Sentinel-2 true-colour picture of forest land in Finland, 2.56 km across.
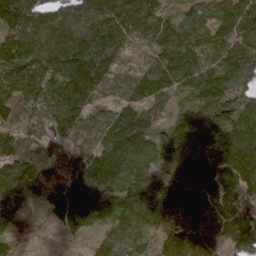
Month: April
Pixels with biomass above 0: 95%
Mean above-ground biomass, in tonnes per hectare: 129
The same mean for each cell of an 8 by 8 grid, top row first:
188 125 152 184 154 85 108 134
190 211 195 153 65 137 94 125
150 163 203 81 104 114 120 119
103 125 128 71 104 55 134 136
141 111 74 139 124 126 166 181
164 115 126 168 129 149 179 162
117 87 171 95 163 188 180 127
50 8 26 106 92 142 134 130
